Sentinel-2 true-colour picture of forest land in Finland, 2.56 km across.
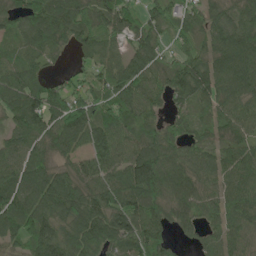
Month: June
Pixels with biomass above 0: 91%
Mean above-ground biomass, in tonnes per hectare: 83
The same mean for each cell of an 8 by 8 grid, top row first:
68 108 83 93 61 71 65 71
51 70 57 51 83 48 68 123
86 54 42 74 91 96 109 105
88 102 110 77 71 48 51 82
71 71 69 105 96 77 58 74
88 96 80 93 143 100 55 91
114 116 118 117 121 74 65 97
76 117 102 108 119 34 47 66
